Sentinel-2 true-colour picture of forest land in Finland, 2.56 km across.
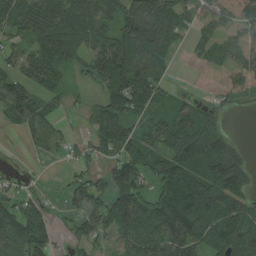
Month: August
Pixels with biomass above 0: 75%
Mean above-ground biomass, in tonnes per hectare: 68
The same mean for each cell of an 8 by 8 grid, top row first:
82 117 100 67 112 90 62 90
44 114 98 119 114 39 41 81
65 70 21 114 101 10 11 76
80 45 14 85 53 62 42 12
1 41 18 81 73 87 107 21
12 3 25 69 48 102 92 83
64 23 43 86 76 137 116 88
108 61 33 43 76 95 74 113
